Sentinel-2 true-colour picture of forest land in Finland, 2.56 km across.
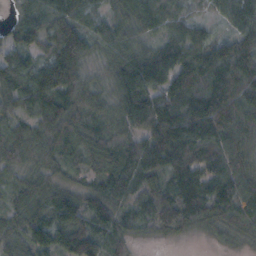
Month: October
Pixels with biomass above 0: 95%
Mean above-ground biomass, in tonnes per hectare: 92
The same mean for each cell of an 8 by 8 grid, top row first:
43 96 91 65 95 71 40 95
100 92 135 70 66 95 96 121
110 134 86 58 141 116 124 146
69 110 91 61 114 116 162 116
104 108 95 90 86 165 126 76
41 59 51 116 98 114 98 82
76 88 102 101 65 131 110 88
93 105 156 72 11 20 12 20
